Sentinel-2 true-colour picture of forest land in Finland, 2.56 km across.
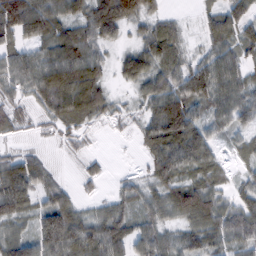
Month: February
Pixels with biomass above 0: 86%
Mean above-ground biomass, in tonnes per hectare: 63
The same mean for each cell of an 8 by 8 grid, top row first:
121 82 55 119 71 19 38 64
54 55 85 29 65 57 40 60
58 108 112 30 70 71 102 68
40 52 91 37 38 122 57 73
18 12 20 2 41 114 74 36
97 47 21 11 31 70 60 26
72 90 43 45 48 80 83 68
81 117 106 91 74 51 65 71
